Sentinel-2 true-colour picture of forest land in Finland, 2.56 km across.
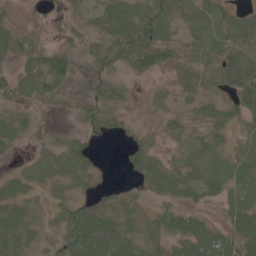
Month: June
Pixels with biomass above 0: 78%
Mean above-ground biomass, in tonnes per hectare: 35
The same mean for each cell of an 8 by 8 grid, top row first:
10 5 16 30 37 43 36 23
40 32 20 51 68 37 32 53
28 56 21 32 11 28 34 80
31 6 25 29 6 30 40 49
19 23 32 3 40 13 24 19
27 27 35 3 49 43 26 30
43 18 53 45 31 35 11 43
47 20 96 82 60 44 67 72
